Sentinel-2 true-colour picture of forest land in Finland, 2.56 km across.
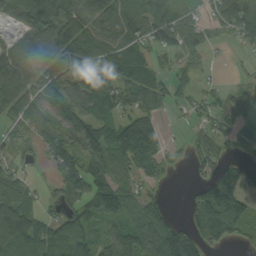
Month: September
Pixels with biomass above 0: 75%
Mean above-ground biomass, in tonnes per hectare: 84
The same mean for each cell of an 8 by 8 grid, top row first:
58 149 104 98 93 55 41 114
80 103 124 94 71 66 35 18
169 118 87 97 93 54 11 10
100 98 105 88 90 21 47 76
44 83 116 144 197 8 58 68
70 22 98 91 61 5 42 55
161 29 80 122 91 9 183 134
149 92 107 74 124 176 88 41
